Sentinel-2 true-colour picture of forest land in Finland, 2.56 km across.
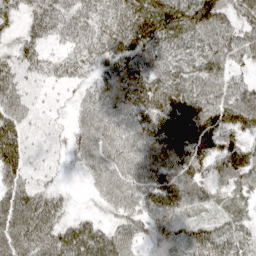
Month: April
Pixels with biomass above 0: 90%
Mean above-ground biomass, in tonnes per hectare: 52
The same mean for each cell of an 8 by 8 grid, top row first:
31 52 55 54 89 83 72 44
36 28 51 62 72 56 60 52
57 29 31 61 73 65 64 30
60 22 31 58 59 77 71 71
71 32 43 52 61 69 56 46
60 25 14 58 58 66 43 61
75 59 6 30 50 53 29 32
76 64 74 59 28 35 63 46
